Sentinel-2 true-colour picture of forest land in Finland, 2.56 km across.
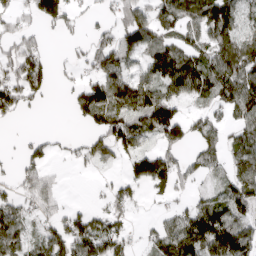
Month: April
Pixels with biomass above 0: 64%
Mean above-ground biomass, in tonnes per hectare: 77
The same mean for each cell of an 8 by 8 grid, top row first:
48 92 38 47 75 110 139 94
73 24 26 109 95 93 96 118
104 60 51 135 98 141 118 127
61 2 68 110 136 92 54 98
10 32 28 93 52 83 55 78
48 52 4 19 128 105 34 87
79 59 28 66 18 42 82 83
90 89 119 97 27 119 138 121
